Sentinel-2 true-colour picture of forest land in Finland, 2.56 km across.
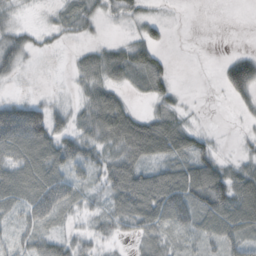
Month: October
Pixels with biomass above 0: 71%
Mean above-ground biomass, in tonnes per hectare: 41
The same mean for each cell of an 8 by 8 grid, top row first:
15 8 48 18 20 1 0 0
50 12 14 29 53 0 0 5
15 1 25 49 53 15 0 103
79 56 26 92 22 32 1 9
81 86 57 54 105 75 26 7
69 85 37 70 76 70 72 47
40 71 30 40 86 88 78 60
32 41 29 20 38 26 32 50
